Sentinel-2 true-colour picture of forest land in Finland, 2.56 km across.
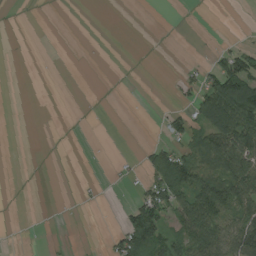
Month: August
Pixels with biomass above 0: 27%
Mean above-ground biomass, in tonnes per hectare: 31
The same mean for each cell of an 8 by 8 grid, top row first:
0 0 0 0 0 0 0 1
0 0 1 0 0 0 3 26
0 0 0 0 0 13 50 152
0 0 0 0 0 22 97 170
0 0 0 0 9 43 88 126
0 0 1 3 31 131 84 92
0 0 3 0 108 82 119 80
0 2 0 24 131 54 111 107
